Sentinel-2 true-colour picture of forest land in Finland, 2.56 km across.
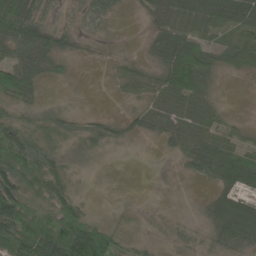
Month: May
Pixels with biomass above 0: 66%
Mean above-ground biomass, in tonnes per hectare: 37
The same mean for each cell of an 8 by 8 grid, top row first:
84 17 10 13 12 44 60 73
53 52 12 3 9 80 43 88
80 19 1 13 37 85 46 6
16 13 8 4 29 57 49 2
74 25 10 17 4 33 56 39
81 63 4 0 0 5 27 58
86 54 38 2 1 1 20 73
96 124 160 61 8 6 10 43
